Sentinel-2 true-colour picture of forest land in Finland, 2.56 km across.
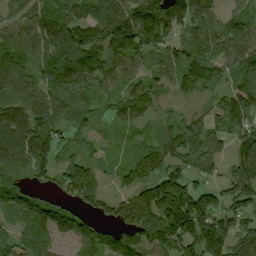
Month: September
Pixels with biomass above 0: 87%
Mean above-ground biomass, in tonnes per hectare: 96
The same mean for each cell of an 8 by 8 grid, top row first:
70 106 112 160 172 144 91 71
87 105 113 96 136 88 111 134
104 101 124 95 70 69 82 96
111 109 92 56 68 20 48 148
128 90 44 20 43 89 98 112
88 60 120 33 79 84 71 150
77 75 67 66 124 146 145 113
72 89 93 90 106 110 169 133
